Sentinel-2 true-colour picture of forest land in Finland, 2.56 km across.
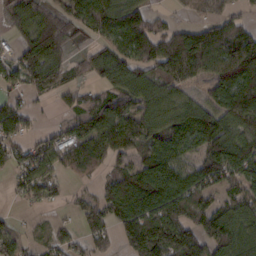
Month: February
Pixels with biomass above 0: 77%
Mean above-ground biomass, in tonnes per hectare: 88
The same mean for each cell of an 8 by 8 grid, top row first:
80 85 94 113 71 20 55 37
53 156 21 73 118 129 134 135
55 120 23 103 99 93 74 191
65 7 71 101 102 82 98 149
59 61 102 111 76 86 114 111
51 76 41 63 131 122 121 99
9 19 43 127 155 128 101 96
47 33 43 49 180 139 98 103
